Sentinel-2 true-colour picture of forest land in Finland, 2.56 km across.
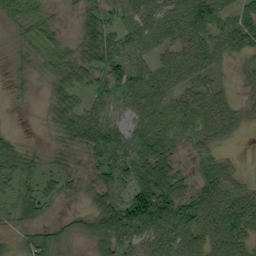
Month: September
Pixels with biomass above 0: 81%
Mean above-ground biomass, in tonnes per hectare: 49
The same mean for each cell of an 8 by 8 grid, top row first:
51 26 27 40 49 57 68 49
16 36 37 67 53 51 49 40
13 28 50 76 71 55 36 13
1 22 51 24 65 44 59 25
30 8 48 89 89 37 34 6
62 40 26 71 98 80 55 22
52 34 13 88 177 101 74 63
20 52 20 77 64 71 47 60
